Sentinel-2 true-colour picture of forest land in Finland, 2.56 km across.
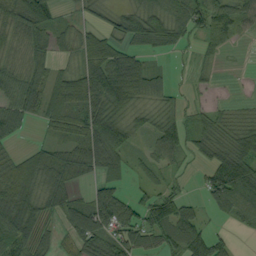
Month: September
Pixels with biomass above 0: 74%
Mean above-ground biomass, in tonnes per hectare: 55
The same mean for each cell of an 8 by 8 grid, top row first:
71 76 17 36 72 79 95 67
21 44 44 62 50 38 42 8
48 64 80 118 75 13 16 1
66 59 63 76 33 39 32 12
18 35 59 85 23 66 64 69
83 73 33 30 31 16 57 126
112 49 46 67 68 83 39 88
94 36 74 69 45 76 75 8
